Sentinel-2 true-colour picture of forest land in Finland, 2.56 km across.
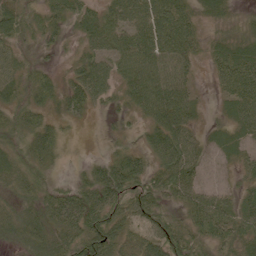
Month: June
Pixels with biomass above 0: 92%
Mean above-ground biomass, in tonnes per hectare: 52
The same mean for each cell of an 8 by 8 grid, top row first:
63 57 59 57 81 79 43 18
34 28 33 72 84 72 32 55
46 47 65 55 87 60 15 84
44 41 42 24 52 80 14 63
31 60 8 17 38 90 32 40
49 26 19 85 71 78 25 28
36 57 89 73 62 33 82 53
40 61 78 77 56 70 46 49
